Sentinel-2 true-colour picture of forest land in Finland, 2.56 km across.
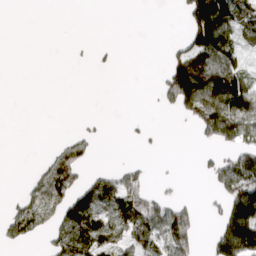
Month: March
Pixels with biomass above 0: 36%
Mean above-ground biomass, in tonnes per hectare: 59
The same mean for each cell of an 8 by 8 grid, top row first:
0 0 0 0 0 5 249 125
0 0 2 5 0 26 170 74
0 0 0 0 0 169 189 111
0 0 0 0 1 51 181 177
0 6 66 0 9 0 45 99
0 90 68 55 33 6 37 159
51 89 135 83 130 64 17 188
45 48 144 90 113 104 36 254
